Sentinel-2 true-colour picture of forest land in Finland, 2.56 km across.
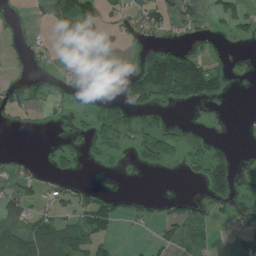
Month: July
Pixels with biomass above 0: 37%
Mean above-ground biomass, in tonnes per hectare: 39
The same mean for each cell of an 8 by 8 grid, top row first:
3 19 157 24 59 33 35 70
4 15 5 12 34 51 9 3
30 18 12 6 137 270 167 5
32 15 16 66 50 5 1 0
0 8 9 46 58 63 63 2
28 16 10 4 3 3 117 25
59 24 53 65 28 26 26 18
88 93 70 33 9 55 34 15
